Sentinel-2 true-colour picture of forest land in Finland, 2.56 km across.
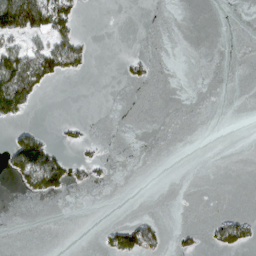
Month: March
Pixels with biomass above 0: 16%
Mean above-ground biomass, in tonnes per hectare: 17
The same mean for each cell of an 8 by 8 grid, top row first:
113 95 21 0 0 0 0 0
49 62 42 0 0 0 0 0
119 50 6 0 13 0 0 0
64 0 0 0 0 0 0 0
61 44 15 1 0 0 0 0
38 109 14 4 0 0 0 0
0 0 0 0 0 0 0 1
0 0 0 36 50 12 15 42
